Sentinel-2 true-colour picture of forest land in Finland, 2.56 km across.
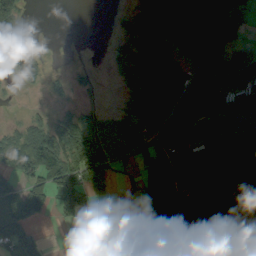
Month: September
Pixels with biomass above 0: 72%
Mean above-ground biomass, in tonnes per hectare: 81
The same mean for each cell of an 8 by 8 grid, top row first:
86 0 0 7 82 82 118 60
92 5 2 14 109 69 157 33
30 23 19 11 143 145 126 146
11 25 38 27 144 154 132 158
66 95 108 128 107 144 128 138
41 94 93 63 49 135 144 163
68 56 77 15 38 169 127 105
102 2 11 53 60 133 107 132
